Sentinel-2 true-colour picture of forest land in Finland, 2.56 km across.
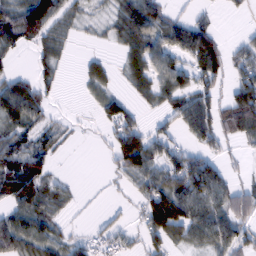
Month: February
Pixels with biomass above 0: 61%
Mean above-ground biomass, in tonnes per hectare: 48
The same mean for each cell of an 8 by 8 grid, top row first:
67 103 23 25 90 34 17 8
21 10 3 12 72 63 97 31
54 25 13 21 44 67 57 51
71 28 2 49 20 58 86 108
51 34 3 39 75 38 54 30
80 40 2 16 69 84 106 15
56 54 7 7 55 125 108 74
86 55 19 28 41 42 71 69
